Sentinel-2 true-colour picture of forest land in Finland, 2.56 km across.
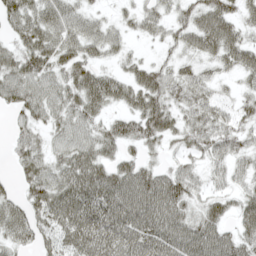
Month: May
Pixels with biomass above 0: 84%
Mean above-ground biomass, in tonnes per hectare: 47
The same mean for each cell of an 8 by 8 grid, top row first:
52 60 46 16 39 34 66 39
37 60 51 34 8 27 49 59
62 50 55 45 51 43 30 26
32 47 53 27 60 36 42 30
32 31 56 42 38 22 48 35
23 56 79 64 60 51 31 30
44 61 80 81 78 57 35 25
42 37 71 80 78 76 70 43
